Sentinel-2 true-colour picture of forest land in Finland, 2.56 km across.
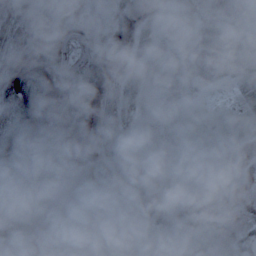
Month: October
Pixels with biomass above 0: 63%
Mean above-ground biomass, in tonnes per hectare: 28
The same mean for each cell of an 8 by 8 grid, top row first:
23 8 18 34 48 4 11 15
26 52 29 63 24 13 32 25
76 86 51 37 12 26 27 22
58 96 72 41 7 10 13 14
79 91 53 45 8 10 18 8
28 21 40 30 31 8 7 6
4 0 2 5 41 28 37 16
0 0 0 0 4 22 29 24
